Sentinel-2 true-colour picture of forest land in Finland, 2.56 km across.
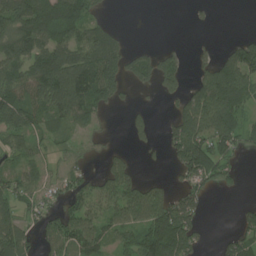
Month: July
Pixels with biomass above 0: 61%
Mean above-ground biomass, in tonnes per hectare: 66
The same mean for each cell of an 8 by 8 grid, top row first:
112 114 103 10 0 0 8 0
99 110 95 100 22 22 17 87
91 137 148 125 44 55 84 108
96 75 107 27 18 49 129 88
57 30 29 15 20 80 106 63
58 43 58 70 23 30 83 22
55 56 84 77 104 111 20 20
92 64 93 50 106 122 14 61
